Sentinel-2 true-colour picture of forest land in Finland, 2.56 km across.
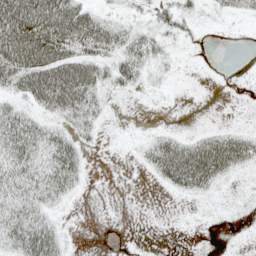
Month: May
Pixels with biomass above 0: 52%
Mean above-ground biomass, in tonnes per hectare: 27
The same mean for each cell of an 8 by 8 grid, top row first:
85 85 58 19 13 28 6 12
75 80 47 43 38 9 1 0
48 60 68 34 18 4 0 2
36 27 49 7 0 0 0 0
65 51 25 0 13 34 40 46
51 53 28 0 5 55 53 11
47 33 2 0 0 1 4 16
53 56 2 0 0 0 22 14
